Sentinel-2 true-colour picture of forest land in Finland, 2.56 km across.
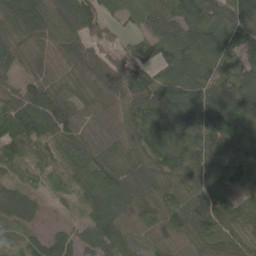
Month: May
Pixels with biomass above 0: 94%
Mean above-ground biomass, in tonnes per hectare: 77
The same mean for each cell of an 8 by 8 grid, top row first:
84 96 109 36 51 86 103 139
55 40 78 48 68 94 109 137
40 61 56 94 102 121 91 94
80 101 63 47 93 129 129 117
78 58 73 60 80 98 91 113
29 24 58 82 74 78 82 58
68 15 27 91 84 84 101 72
32 69 55 107 60 57 83 64
